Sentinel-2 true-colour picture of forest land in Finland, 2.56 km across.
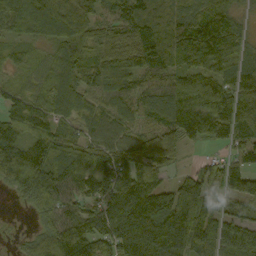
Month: September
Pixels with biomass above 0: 90%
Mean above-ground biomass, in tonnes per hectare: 92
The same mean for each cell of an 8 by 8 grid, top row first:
93 130 131 53 103 97 81 28
34 42 86 92 102 117 126 58
37 60 85 88 68 92 134 99
69 62 68 72 59 121 167 69
103 87 89 89 92 99 62 74
102 139 96 118 102 44 82 130
4 81 76 124 131 175 119 32
14 138 127 101 156 130 126 114
